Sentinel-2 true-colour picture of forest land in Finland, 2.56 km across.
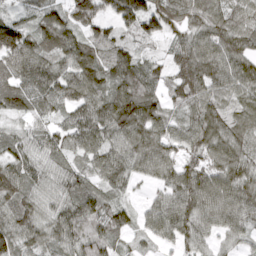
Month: April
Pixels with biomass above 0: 94%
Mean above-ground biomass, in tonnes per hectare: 85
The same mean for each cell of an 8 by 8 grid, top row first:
42 83 113 89 143 85 91 61
137 100 115 82 32 59 101 86
103 120 113 94 103 77 110 88
66 58 88 123 124 45 90 56
67 81 79 89 111 76 95 81
104 76 65 83 55 87 88 93
91 68 97 74 35 103 104 100
103 88 88 66 33 69 58 45
